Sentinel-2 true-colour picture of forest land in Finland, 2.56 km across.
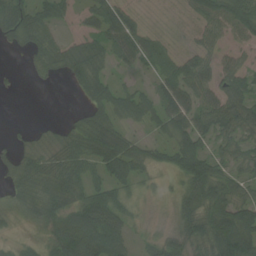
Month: August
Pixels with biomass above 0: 75%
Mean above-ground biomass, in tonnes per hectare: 50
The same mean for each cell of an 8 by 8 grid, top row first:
78 58 19 57 13 5 69 97
24 57 54 54 60 22 39 24
4 18 60 37 13 70 49 50
0 0 20 66 56 68 57 72
15 26 70 105 38 69 40 41
35 60 56 57 31 40 108 41
39 69 81 86 7 32 81 89
17 35 123 86 18 51 75 123
